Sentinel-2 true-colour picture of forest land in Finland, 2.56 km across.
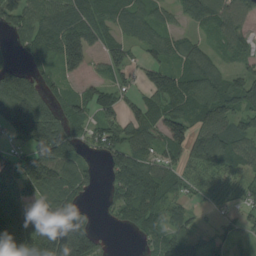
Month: August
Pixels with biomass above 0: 78%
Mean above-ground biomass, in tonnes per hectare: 94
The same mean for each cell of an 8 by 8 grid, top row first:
104 102 125 86 71 38 83 63
35 95 143 73 63 63 39 53
113 42 45 58 58 111 105 65
200 119 68 82 93 98 105 82
82 219 56 128 97 96 122 77
200 161 85 88 146 60 54 53
201 157 59 58 117 48 18 40
211 257 228 8 38 86 33 35
